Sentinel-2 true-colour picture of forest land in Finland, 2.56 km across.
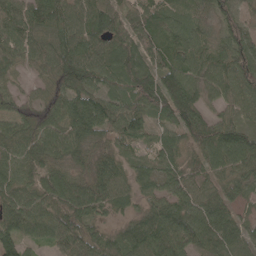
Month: May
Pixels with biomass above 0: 94%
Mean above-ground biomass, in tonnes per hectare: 74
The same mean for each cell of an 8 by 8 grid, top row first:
90 88 78 77 90 60 48 43
81 76 85 85 103 71 81 72
36 55 83 54 93 102 76 85
61 72 102 76 76 104 51 56
79 90 71 47 45 62 83 90
73 73 51 83 53 62 64 67
92 77 80 54 44 80 77 34
90 53 89 57 108 105 94 79
